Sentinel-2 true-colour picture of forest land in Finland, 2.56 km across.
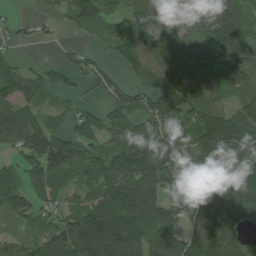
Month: July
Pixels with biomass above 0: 79%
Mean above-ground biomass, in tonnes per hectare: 92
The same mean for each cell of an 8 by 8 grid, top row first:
9 19 99 78 96 73 133 85
18 6 18 55 114 93 82 95
92 53 33 39 55 109 85 77
102 41 44 79 89 88 114 90
84 128 81 71 120 72 130 144
42 128 87 151 152 96 98 159
74 48 84 171 178 89 123 125
38 111 174 202 171 104 129 74
